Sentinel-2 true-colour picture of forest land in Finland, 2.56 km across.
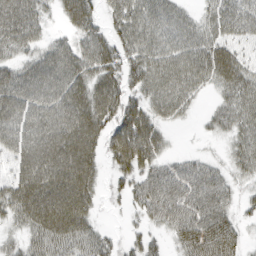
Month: March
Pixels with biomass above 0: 82%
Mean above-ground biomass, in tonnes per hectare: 51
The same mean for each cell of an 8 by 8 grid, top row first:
63 21 55 32 60 43 36 69
43 38 43 48 61 58 61 39
69 88 60 51 65 65 47 66
76 83 78 67 49 38 17 59
65 90 78 46 56 4 6 43
52 96 72 23 42 44 47 29
60 88 64 6 38 54 63 21
24 63 50 22 30 28 62 27
